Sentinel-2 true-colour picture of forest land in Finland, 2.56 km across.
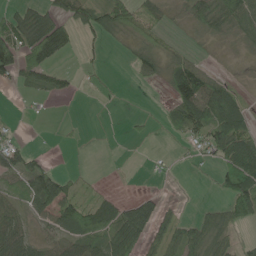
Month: May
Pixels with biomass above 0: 54%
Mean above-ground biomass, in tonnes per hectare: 41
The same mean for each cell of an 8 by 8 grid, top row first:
43 67 36 88 52 10 66 68
98 98 8 4 43 17 4 8
38 43 9 3 19 94 69 7
3 3 1 1 7 58 91 63
32 1 4 1 3 9 61 98
56 72 10 0 1 5 4 137
39 69 64 52 88 17 21 93
51 34 57 69 62 61 75 29
